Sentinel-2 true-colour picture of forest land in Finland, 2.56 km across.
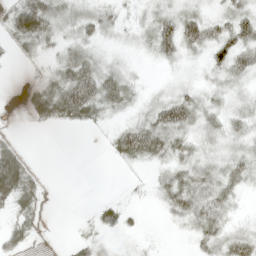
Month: April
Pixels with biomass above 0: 67%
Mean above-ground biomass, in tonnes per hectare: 26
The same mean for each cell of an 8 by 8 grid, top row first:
66 72 28 22 18 34 24 38
17 19 30 10 16 39 39 47
0 23 63 38 8 11 15 23
2 53 54 23 24 53 32 24
17 0 0 22 69 40 20 23
85 3 0 0 5 36 35 32
36 3 1 23 6 36 45 10
31 1 13 8 6 2 34 35
